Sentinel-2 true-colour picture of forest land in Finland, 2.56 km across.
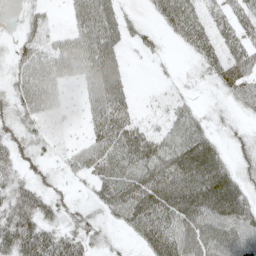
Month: May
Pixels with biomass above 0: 80%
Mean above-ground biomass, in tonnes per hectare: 46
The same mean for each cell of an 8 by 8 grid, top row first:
6 23 51 54 14 74 38 38
25 41 63 57 19 11 50 59
36 50 36 72 0 12 26 56
41 37 12 72 9 28 16 20
44 24 19 64 67 55 56 25
34 24 24 62 68 81 97 41
70 45 24 53 79 85 83 71
96 70 47 16 47 77 82 64
